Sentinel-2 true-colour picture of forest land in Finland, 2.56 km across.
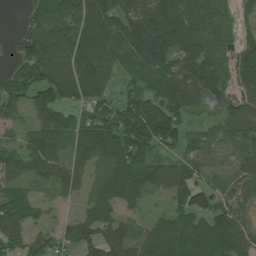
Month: July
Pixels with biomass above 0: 81%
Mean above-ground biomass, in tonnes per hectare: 79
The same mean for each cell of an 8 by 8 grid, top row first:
5 101 129 96 116 124 90 45
53 166 112 75 148 108 72 67
134 145 124 42 74 84 94 78
70 102 51 76 116 97 31 73
40 98 93 109 127 73 35 47
50 78 75 69 100 87 27 61
85 31 33 70 30 37 76 70
61 52 72 76 64 66 75 98
